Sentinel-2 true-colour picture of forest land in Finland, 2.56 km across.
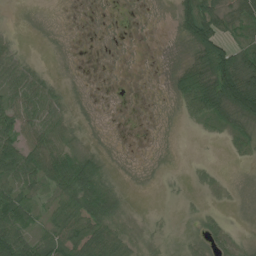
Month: July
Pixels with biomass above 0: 68%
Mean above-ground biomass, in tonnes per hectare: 30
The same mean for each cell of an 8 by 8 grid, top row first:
1 3 1 2 2 29 64 41
23 3 2 1 1 6 82 33
58 31 4 1 1 36 88 107
56 58 8 1 1 14 81 69
59 51 16 5 1 2 2 25
60 64 99 33 5 4 12 3
72 27 65 59 4 4 10 6
82 53 52 54 22 14 35 22
